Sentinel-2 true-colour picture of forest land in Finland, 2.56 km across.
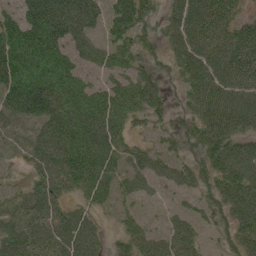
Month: June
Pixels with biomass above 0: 90%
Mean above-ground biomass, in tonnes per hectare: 66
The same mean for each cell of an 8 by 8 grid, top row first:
65 110 82 72 65 54 78 35
123 107 60 64 41 53 71 73
116 115 66 57 55 34 92 67
57 80 101 93 55 24 94 89
17 82 114 82 37 35 79 72
15 77 94 76 77 64 51 89
41 61 38 39 32 29 40 72
66 52 73 20 63 76 33 59
